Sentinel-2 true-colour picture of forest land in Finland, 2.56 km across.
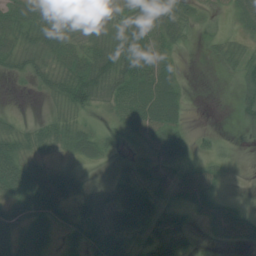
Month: July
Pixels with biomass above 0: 73%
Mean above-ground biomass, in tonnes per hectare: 39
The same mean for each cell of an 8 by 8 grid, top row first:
63 44 34 10 69 61 10 35
54 54 36 67 79 29 5 40
11 36 83 74 86 39 0 61
6 7 32 27 77 51 25 33
55 30 38 13 19 42 41 4
92 32 14 11 20 61 36 1
59 62 21 33 57 37 29 17
70 49 29 47 44 33 7 30
